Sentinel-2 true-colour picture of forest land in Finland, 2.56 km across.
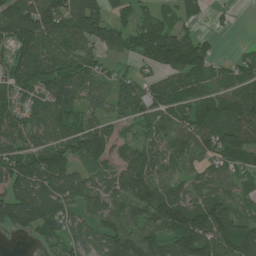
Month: July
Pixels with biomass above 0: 82%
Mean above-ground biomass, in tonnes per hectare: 84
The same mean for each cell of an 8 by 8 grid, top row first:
123 128 107 56 35 53 23 4
103 96 63 53 87 134 38 15
83 83 83 53 38 58 68 67
78 83 64 47 60 80 96 126
90 82 118 90 63 86 82 122
123 156 78 80 122 66 54 56
147 141 77 89 118 126 111 55
13 53 75 121 112 114 131 144
